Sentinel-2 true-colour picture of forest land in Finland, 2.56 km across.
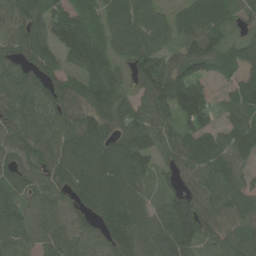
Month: June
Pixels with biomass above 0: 91%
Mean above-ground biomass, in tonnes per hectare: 86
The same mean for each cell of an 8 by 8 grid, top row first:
83 103 98 96 91 52 110 53
68 78 141 71 92 63 114 63
87 67 58 96 109 130 66 62
90 89 83 102 87 110 85 94
71 93 103 84 116 90 90 102
80 85 92 107 77 50 87 74
73 63 42 110 70 119 86 81
82 50 64 86 80 157 59 89
